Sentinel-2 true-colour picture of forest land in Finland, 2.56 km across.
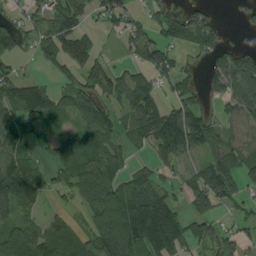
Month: August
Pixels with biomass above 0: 68%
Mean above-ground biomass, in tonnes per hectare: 70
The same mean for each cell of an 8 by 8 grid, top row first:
30 66 65 73 35 53 49 13
54 59 93 5 99 62 64 34
78 25 58 112 74 75 49 103
80 80 61 46 117 78 46 79
56 33 73 64 41 115 94 76
132 45 78 81 49 30 108 89
81 21 34 115 144 59 53 32
111 111 70 128 131 109 58 51
